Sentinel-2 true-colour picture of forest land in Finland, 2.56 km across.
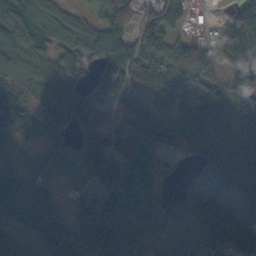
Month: October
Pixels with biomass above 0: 88%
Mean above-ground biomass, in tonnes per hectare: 89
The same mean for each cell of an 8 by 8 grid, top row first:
91 98 59 62 47 69 5 156
74 62 98 111 71 79 71 157
84 71 52 126 67 121 87 64
72 86 96 89 112 99 104 77
46 70 54 75 61 89 113 95
119 97 70 75 52 22 163 144
153 138 48 96 84 78 134 98
46 113 93 65 88 97 126 186
